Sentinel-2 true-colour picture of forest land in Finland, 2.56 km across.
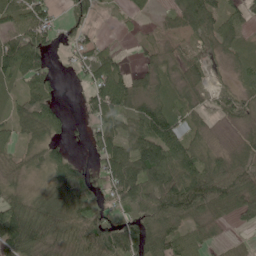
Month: June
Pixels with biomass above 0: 79%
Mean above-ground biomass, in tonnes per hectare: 61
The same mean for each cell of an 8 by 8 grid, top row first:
54 50 42 5 19 38 84 43
103 51 39 17 16 20 26 32
56 52 15 97 43 37 29 25
40 78 16 98 89 58 21 38
34 52 5 118 129 96 31 24
25 38 71 116 190 110 103 65
66 61 115 63 110 116 76 68
111 59 73 121 102 68 33 9
